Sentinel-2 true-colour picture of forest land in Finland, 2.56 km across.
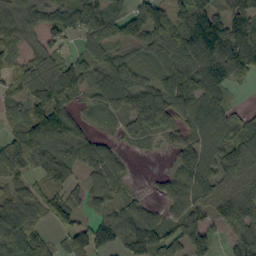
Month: September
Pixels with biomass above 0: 83%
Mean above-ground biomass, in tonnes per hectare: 78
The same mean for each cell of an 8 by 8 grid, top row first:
98 83 87 73 94 70 108 53
68 79 43 60 75 101 138 112
71 103 98 110 74 104 85 34
68 129 43 74 133 81 101 26
67 106 99 31 30 48 105 87
59 65 47 78 2 69 97 79
87 74 51 61 66 68 77 91
106 41 75 72 147 90 70 73
